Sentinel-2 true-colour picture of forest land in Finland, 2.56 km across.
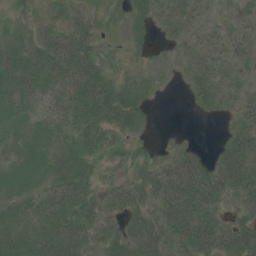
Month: July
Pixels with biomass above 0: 74%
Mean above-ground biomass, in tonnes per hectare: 22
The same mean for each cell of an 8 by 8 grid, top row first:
2 3 15 3 17 27 7 8
30 41 42 4 7 7 27 21
39 35 44 18 13 4 31 13
22 19 25 34 13 0 8 21
9 11 21 13 4 7 2 34
14 19 28 5 19 44 47 44
18 25 34 21 22 53 31 22
24 34 34 28 45 29 43 50
